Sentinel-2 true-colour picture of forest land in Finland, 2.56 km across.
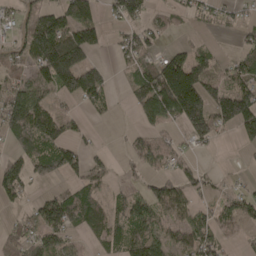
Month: April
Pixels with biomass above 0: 62%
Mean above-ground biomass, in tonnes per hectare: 68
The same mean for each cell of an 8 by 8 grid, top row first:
43 97 105 39 63 32 31 29
45 178 159 22 69 29 23 37
47 78 166 24 103 220 82 77
128 88 24 17 77 117 130 155
63 92 39 3 52 39 44 26
89 60 54 29 37 66 25 6
23 94 114 55 92 81 40 62
68 75 18 59 110 82 83 27
